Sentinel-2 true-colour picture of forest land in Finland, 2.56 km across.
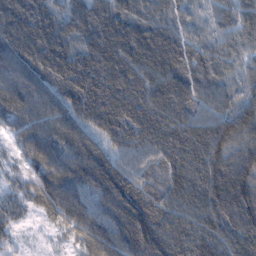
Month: January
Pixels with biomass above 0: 97%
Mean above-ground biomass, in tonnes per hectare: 95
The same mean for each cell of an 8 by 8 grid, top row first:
130 98 107 128 86 73 44 78
125 126 89 136 146 108 65 56
112 98 117 120 111 115 82 49
100 112 102 127 123 115 77 90
42 107 102 69 89 113 129 84
34 103 114 117 68 107 120 110
51 70 92 98 99 93 106 112
23 11 60 109 125 112 84 111
